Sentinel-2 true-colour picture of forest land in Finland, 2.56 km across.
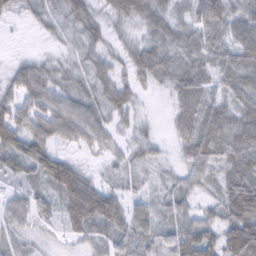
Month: February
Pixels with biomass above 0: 87%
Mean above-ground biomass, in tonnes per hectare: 43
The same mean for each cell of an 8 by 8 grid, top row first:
24 32 52 35 52 30 86 49
2 8 31 25 41 44 46 56
43 56 28 45 36 50 37 46
62 64 65 41 10 30 52 47
68 53 32 28 31 23 66 63
33 65 50 15 16 24 36 59
39 27 86 61 28 38 22 108
21 9 28 36 36 57 56 100
